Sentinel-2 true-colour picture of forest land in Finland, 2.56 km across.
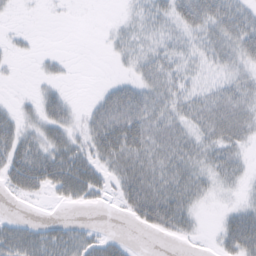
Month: February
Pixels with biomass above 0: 64%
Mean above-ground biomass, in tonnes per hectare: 33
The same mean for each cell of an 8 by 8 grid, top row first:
3 2 0 2 30 51 62 53
8 1 0 13 36 42 41 55
2 15 0 14 45 45 19 32
23 50 16 84 69 35 37 36
65 56 32 65 50 39 33 25
71 85 79 28 47 47 27 19
1 2 12 5 57 58 5 26
62 45 39 20 0 10 3 84
